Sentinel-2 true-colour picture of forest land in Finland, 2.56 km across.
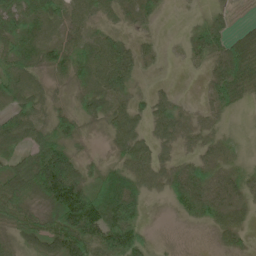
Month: June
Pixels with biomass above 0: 85%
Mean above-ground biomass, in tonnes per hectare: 42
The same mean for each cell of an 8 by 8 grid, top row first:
72 50 34 20 27 1 18 3
54 41 39 64 17 4 54 45
59 20 34 81 8 3 24 56
50 27 27 47 31 36 18 10
45 67 15 25 40 28 26 13
67 149 53 51 46 41 40 30
59 72 179 91 25 25 48 36
34 66 101 96 31 5 3 23
